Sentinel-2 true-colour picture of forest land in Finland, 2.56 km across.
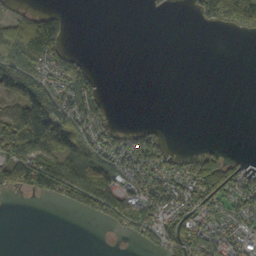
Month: October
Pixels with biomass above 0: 46%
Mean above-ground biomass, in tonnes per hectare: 51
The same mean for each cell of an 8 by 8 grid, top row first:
41 66 0 0 3 1 52 84
74 126 8 0 0 0 0 0
93 58 93 0 0 0 0 0
98 132 103 15 0 0 0 0
148 130 72 79 109 3 10 0
118 166 138 94 97 58 130 62
0 1 73 112 102 82 66 54
0 0 0 2 45 112 108 62
